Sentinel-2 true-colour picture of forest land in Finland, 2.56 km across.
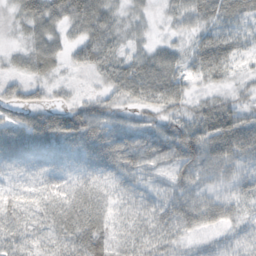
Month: October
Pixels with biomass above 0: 92%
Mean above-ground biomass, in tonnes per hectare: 38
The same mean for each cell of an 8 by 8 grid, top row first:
21 46 57 31 16 26 36 34
11 37 41 32 21 27 52 28
23 24 8 34 59 42 23 17
33 46 51 29 24 32 48 43
68 67 67 81 58 72 79 82
23 33 32 41 33 39 35 36
30 28 46 23 29 50 47 29
28 26 45 29 29 31 17 23
